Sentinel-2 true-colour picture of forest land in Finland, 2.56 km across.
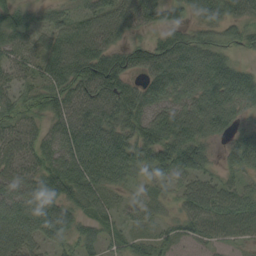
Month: September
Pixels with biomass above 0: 92%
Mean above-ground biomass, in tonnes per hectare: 79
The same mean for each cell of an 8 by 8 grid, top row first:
76 40 59 109 87 47 69 65
71 77 119 90 64 110 91 39
56 79 119 123 73 125 119 107
67 68 99 104 86 87 124 66
64 71 124 125 109 134 62 95
60 106 127 91 50 61 46 47
102 130 57 44 36 34 77 76
98 71 52 36 35 44 42 37
